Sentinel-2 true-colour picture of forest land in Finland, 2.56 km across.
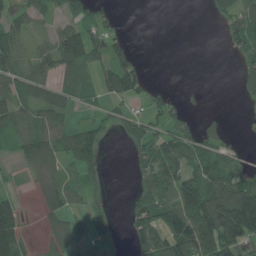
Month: June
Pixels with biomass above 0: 57%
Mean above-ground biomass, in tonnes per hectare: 61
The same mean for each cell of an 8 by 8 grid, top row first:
70 46 59 27 0 0 13 81
88 59 126 95 3 0 0 53
84 70 59 120 58 0 0 35
82 84 22 43 38 37 13 5
55 86 114 8 91 92 57 12
10 73 51 3 67 96 96 68
49 63 34 17 88 131 172 224
85 52 39 17 106 123 153 126
